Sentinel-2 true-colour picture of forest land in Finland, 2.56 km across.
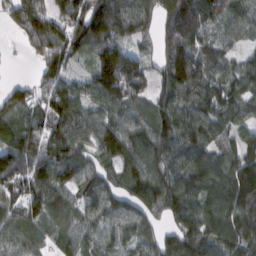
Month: February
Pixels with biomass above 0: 90%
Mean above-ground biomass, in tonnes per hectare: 110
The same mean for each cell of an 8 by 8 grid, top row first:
87 120 122 173 93 174 109 88
11 117 107 141 33 130 80 46
19 74 67 202 103 155 105 96
80 108 116 115 91 126 116 89
113 116 106 147 149 121 119 90
110 140 104 80 159 133 170 148
99 110 88 105 103 120 140 175
82 68 91 102 66 116 138 153
